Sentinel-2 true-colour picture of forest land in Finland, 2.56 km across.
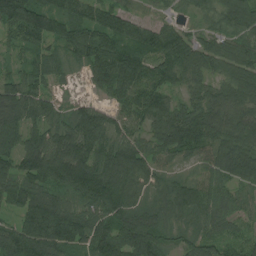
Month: July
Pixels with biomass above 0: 94%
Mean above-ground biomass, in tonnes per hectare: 96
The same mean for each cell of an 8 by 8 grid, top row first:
162 122 91 103 45 34 47 114
53 61 131 147 111 138 86 91
71 62 18 181 112 61 69 114
116 79 78 63 99 82 89 77
83 110 136 89 74 100 82 107
106 143 166 126 101 49 61 96
81 159 102 141 82 83 86 47
123 150 131 137 154 48 61 44
